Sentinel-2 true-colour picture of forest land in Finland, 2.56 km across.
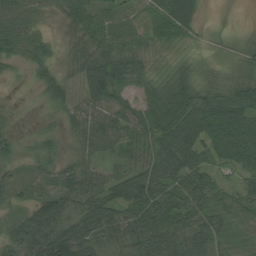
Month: August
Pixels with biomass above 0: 91%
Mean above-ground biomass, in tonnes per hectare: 53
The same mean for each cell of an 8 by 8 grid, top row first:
71 24 55 56 48 92 7 0
58 35 34 56 39 31 19 28
14 44 52 92 46 55 35 48
10 18 27 43 54 93 91 81
24 31 29 35 54 94 67 88
38 36 54 44 76 81 52 46
42 85 50 76 97 86 68 56
56 86 82 44 87 81 76 27
